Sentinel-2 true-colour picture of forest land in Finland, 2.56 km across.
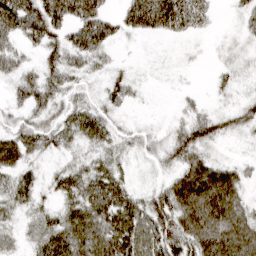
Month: March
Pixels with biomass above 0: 80%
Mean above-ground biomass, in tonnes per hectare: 44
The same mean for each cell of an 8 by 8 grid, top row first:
101 81 74 30 89 92 35 20
39 51 68 28 3 5 4 13
39 52 31 33 10 5 5 18
26 41 52 30 3 11 23 39
55 38 37 36 26 48 41 8
50 23 53 58 9 44 84 34
40 26 66 79 52 77 92 53
19 55 73 77 77 75 79 78
